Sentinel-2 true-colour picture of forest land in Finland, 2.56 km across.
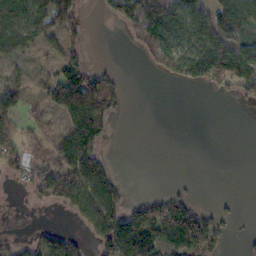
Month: November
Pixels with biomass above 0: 47%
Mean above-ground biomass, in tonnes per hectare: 51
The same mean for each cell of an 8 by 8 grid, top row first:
92 95 40 37 96 77 69 118
62 29 36 0 33 69 106 96
37 51 115 44 0 24 76 90
76 46 117 51 0 0 0 2
60 40 112 6 0 0 0 0
29 88 113 39 0 3 0 0
0 20 63 77 76 96 19 7
15 65 38 158 137 116 103 9
